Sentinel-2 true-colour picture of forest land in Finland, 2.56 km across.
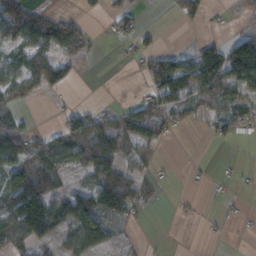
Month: November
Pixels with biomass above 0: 53%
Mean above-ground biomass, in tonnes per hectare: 51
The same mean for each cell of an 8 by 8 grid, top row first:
126 85 35 42 15 19 20 23
62 79 61 2 41 15 64 114
72 82 13 0 31 139 112 96
30 2 41 36 91 64 36 52
85 55 78 94 66 4 9 5
111 96 23 102 30 5 10 14
146 129 100 84 20 5 1 10
59 65 81 35 9 0 2 1
